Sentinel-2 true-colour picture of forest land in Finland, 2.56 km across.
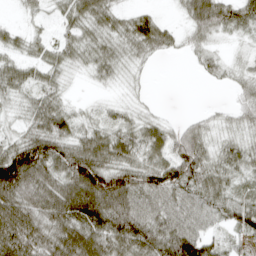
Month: April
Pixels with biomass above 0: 83%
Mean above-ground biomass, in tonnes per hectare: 57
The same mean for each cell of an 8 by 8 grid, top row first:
8 22 59 48 39 11 90 68
39 37 54 48 52 27 33 14
56 41 10 28 12 0 17 31
28 74 24 33 21 1 13 35
65 95 67 74 63 67 51 44
134 87 126 97 77 86 70 42
99 88 118 110 75 67 60 67
102 78 105 82 84 101 57 32
